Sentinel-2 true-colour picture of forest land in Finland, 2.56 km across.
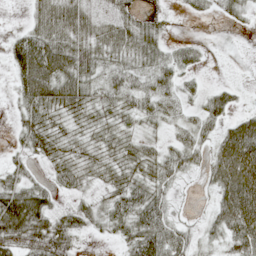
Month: May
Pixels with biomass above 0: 74%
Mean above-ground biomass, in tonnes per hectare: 40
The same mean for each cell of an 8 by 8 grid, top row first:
0 64 52 24 26 8 13 20
50 74 49 46 50 24 8 0
32 83 57 39 36 33 7 4
18 45 30 32 36 24 39 25
14 43 26 34 32 32 29 100
31 20 36 33 38 38 30 127
97 50 33 41 67 13 18 116
70 78 20 16 72 55 18 70
